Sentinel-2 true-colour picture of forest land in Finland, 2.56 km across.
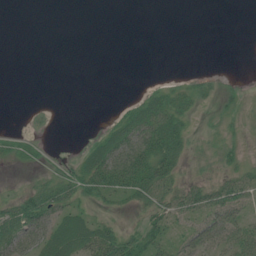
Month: July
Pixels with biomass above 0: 44%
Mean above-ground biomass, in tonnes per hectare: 20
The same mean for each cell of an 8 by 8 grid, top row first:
0 0 0 0 0 0 0 0
0 0 0 0 0 0 0 0
0 0 0 0 1 5 9 3
0 1 0 4 38 33 9 16
17 5 4 49 65 47 14 12
2 18 42 67 68 35 16 38
38 57 26 15 29 47 57 47
47 49 50 53 47 26 38 59
